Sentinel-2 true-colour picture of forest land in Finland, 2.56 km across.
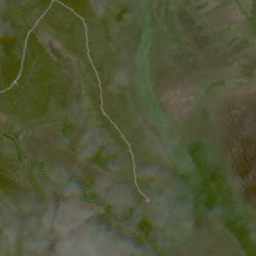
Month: July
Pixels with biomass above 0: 89%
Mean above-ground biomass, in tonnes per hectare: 40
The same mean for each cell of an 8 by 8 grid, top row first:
68 32 45 41 14 27 15 17
72 35 28 37 21 11 9 18
67 58 32 46 14 6 17 16
50 43 38 51 20 6 14 1
40 28 55 46 34 23 44 2
67 33 35 37 42 54 100 12
48 30 27 79 89 85 71 53
29 17 21 113 108 41 34 64
